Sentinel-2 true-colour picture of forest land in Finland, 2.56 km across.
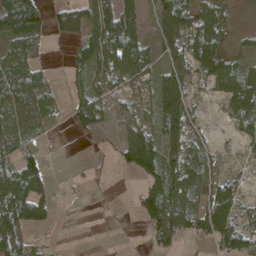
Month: April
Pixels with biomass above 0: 66%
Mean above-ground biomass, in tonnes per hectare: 48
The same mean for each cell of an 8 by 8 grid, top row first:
122 50 67 79 30 96 60 7
52 12 45 93 55 58 95 22
67 32 25 59 40 76 50 80
53 38 75 35 31 103 9 70
45 6 5 11 81 57 21 22
101 44 6 7 48 77 52 16
100 40 3 5 59 82 90 41
88 12 10 3 10 53 48 75
